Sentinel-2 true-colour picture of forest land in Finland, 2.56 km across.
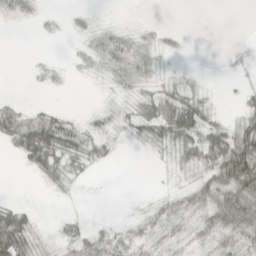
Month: April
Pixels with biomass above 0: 57%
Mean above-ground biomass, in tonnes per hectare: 24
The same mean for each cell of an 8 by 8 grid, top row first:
22 9 7 1 1 0 0 0
0 0 13 51 32 10 0 5
0 13 5 21 28 19 3 5
28 24 5 14 40 67 24 21
40 84 44 16 17 33 51 69
1 29 17 0 0 8 42 109
31 0 1 0 15 38 52 89
78 10 40 37 33 23 26 37
